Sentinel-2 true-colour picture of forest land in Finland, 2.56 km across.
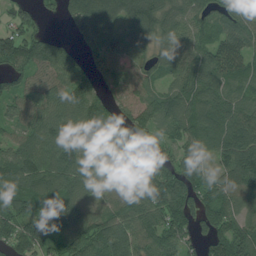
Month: July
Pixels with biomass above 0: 90%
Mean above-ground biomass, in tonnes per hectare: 95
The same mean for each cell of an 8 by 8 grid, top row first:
67 25 115 108 124 94 74 80
116 93 59 117 59 99 100 113
74 79 102 76 69 71 98 89
57 103 135 87 84 129 106 94
71 112 113 72 39 75 80 130
123 131 119 49 85 137 75 144
90 96 110 85 108 124 102 75
97 105 129 134 93 89 83 117
